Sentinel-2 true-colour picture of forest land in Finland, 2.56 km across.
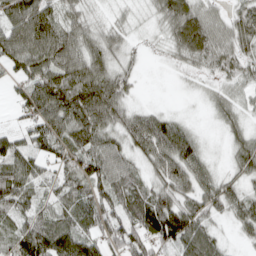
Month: April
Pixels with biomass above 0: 85%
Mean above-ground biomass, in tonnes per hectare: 70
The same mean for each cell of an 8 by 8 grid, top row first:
107 93 48 20 13 97 49 57
103 110 81 62 16 56 90 61
39 111 117 89 6 6 20 49
29 117 127 92 47 18 14 35
65 75 94 61 88 122 14 55
99 39 89 91 45 91 56 52
70 50 85 80 115 119 71 66
81 129 105 86 92 104 77 20
